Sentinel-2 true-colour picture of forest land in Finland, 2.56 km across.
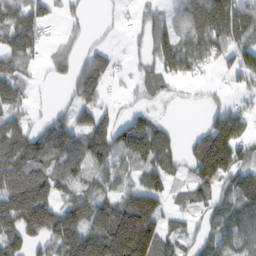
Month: February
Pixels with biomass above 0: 71%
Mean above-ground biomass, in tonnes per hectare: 82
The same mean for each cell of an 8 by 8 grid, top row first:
91 52 22 5 30 53 164 129
99 29 26 26 35 130 101 97
80 14 109 36 55 52 9 42
64 23 76 25 46 0 40 70
122 108 91 125 160 49 180 108
117 92 63 73 63 38 120 91
166 121 102 127 180 35 54 79
102 79 150 221 184 67 59 63
